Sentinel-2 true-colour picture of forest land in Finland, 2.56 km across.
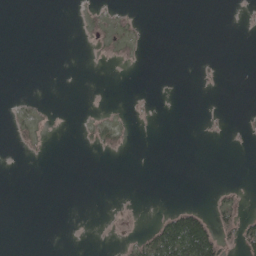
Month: May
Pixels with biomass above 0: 10%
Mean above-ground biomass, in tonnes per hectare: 7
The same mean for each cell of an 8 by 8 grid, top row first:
0 0 4 10 2 0 0 1
0 0 1 12 5 0 0 0
0 0 0 0 0 0 2 0
6 2 1 2 1 0 2 2
7 3 2 12 0 0 0 2
0 0 0 0 0 0 0 0
0 0 0 0 0 21 17 21
0 0 0 1 28 150 108 44
